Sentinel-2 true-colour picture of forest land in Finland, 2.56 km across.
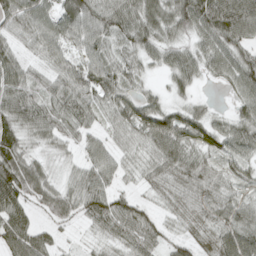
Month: April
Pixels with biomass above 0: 92%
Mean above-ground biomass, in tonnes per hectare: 57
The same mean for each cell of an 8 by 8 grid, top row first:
72 52 86 82 67 78 107 104
41 56 44 43 56 49 60 69
70 44 69 64 26 49 23 71
91 72 62 49 74 50 31 44
67 37 37 38 49 88 57 61
110 41 46 45 35 61 48 42
76 49 53 79 38 35 58 51
86 40 11 41 63 39 38 80
